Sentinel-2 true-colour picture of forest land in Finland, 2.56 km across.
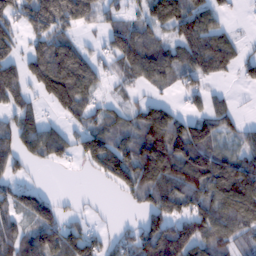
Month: February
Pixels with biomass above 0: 70%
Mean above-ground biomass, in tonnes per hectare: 83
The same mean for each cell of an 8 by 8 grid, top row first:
90 190 141 56 76 125 75 10
56 110 73 83 122 76 118 38
94 151 139 42 63 58 49 27
73 26 82 51 81 44 71 21
79 104 67 92 124 150 109 51
57 2 6 100 119 125 149 139
80 88 13 4 65 87 102 137
91 116 108 44 114 134 106 55
